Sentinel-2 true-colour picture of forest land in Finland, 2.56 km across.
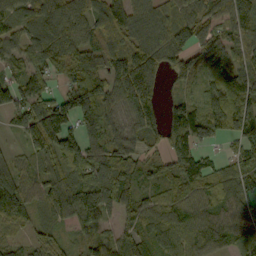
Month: September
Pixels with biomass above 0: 89%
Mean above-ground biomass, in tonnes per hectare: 93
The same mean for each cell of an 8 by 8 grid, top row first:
92 123 97 126 107 89 84 106
71 111 107 100 144 123 88 62
65 63 108 91 148 55 51 70
85 146 144 90 129 31 66 119
25 142 108 85 72 83 62 86
100 97 105 112 62 94 101 78
115 97 187 85 76 89 78 84
35 83 48 63 83 116 110 77
